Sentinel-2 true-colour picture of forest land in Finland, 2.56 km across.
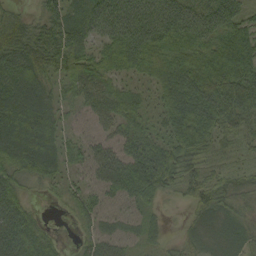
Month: September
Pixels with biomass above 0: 90%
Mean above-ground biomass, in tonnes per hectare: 57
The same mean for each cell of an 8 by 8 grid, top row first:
35 60 60 87 83 86 76 64
82 85 61 47 91 70 71 86
74 52 72 38 36 94 112 96
82 66 26 50 36 83 90 87
88 69 32 42 60 67 63 41
61 50 23 57 79 73 55 34
29 5 46 26 29 5 59 47
33 32 29 45 29 22 54 46
